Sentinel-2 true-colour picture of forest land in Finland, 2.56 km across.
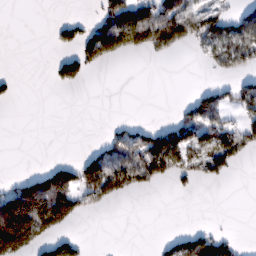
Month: February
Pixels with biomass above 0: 33%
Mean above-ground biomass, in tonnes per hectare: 56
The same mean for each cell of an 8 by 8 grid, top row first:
0 0 14 99 99 123 87 56
0 5 80 102 94 80 68 119
17 10 53 0 0 0 8 47
0 0 0 0 0 24 91 62
0 0 1 75 125 140 85 109
19 103 122 158 114 81 66 4
247 202 79 20 0 0 0 0
237 89 34 0 0 51 78 18
